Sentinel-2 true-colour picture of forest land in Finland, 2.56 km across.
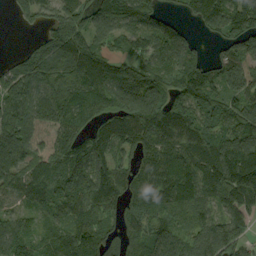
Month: September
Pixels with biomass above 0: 88%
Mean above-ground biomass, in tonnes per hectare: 132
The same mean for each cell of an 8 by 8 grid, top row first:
49 97 124 131 130 48 166 153
11 133 139 71 110 143 28 129
134 145 168 155 145 162 146 130
176 148 128 146 222 162 123 130
212 61 114 149 147 156 144 205
116 145 179 149 137 160 155 204
78 111 131 96 121 143 81 124
129 94 184 101 141 114 144 117
